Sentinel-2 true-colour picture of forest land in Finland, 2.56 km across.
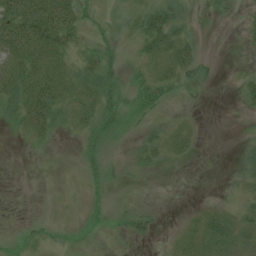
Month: July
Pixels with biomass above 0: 44%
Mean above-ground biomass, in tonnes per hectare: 22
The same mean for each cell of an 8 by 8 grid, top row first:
76 94 38 10 32 34 6 7
70 73 24 22 26 49 2 4
58 64 40 40 27 32 19 10
39 74 39 46 32 4 0 4
2 13 15 22 21 25 0 6
0 0 7 16 5 0 0 8
0 0 0 7 10 0 9 16
1 2 1 3 12 9 44 37
